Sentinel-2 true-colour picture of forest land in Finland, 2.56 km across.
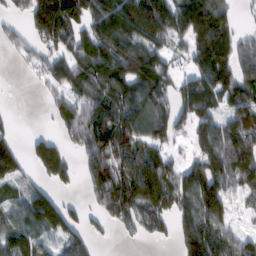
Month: February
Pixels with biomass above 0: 72%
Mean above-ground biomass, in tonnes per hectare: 101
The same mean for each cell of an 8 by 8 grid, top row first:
32 220 114 183 232 152 173 29
41 71 99 138 129 43 161 84
1 57 103 152 144 71 124 108
9 30 109 140 110 110 96 114
55 91 79 184 104 36 129 128
74 72 49 139 208 105 170 100
66 155 39 102 122 106 164 35
111 59 67 14 31 64 164 76
